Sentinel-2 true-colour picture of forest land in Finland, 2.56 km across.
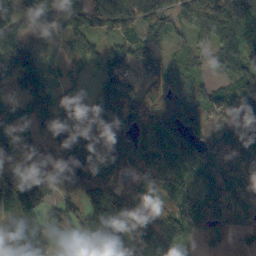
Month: October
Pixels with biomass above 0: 89%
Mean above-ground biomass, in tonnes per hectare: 100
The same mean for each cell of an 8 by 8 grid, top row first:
86 145 114 121 91 70 102 150
135 51 76 81 65 19 58 167
125 86 35 139 67 87 31 110
54 97 103 143 131 129 123 163
70 90 91 127 140 124 81 116
82 136 127 77 100 106 89 94
106 70 108 140 128 99 108 87
63 98 120 156 110 129 47 13
